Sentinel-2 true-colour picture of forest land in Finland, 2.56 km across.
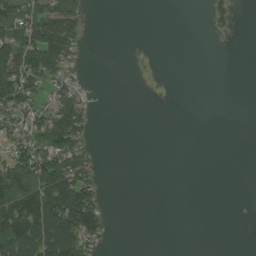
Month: August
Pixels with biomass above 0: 32%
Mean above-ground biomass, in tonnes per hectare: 34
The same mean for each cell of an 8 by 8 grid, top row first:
77 96 53 0 0 0 21 7
105 118 33 0 1 0 0 0
109 60 10 0 2 0 0 0
66 53 68 0 0 0 0 0
52 91 56 0 0 0 0 0
92 110 79 0 0 0 0 0
141 146 155 5 0 0 0 0
131 137 100 8 0 0 0 0
